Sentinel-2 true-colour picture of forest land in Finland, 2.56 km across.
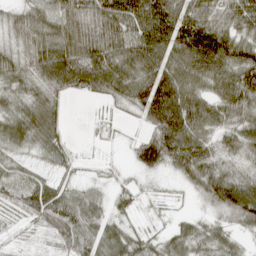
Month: April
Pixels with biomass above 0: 85%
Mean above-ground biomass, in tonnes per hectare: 63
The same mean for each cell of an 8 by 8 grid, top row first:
44 82 99 109 110 98 74 76
40 97 100 80 111 95 137 96
58 74 79 98 106 104 82 97
60 72 0 9 79 132 72 69
53 55 3 4 66 106 49 58
34 33 15 11 19 28 82 45
35 92 78 28 7 5 41 118
11 20 66 70 30 45 53 26
